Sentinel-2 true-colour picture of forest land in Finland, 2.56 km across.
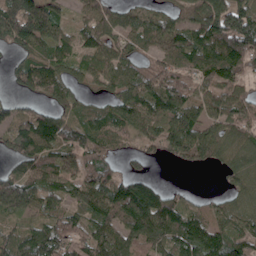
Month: May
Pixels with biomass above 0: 83%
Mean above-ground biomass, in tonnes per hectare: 88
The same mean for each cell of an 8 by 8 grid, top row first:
124 152 48 78 62 69 139 144
66 80 76 67 54 96 142 161
42 100 45 74 98 99 123 94
51 57 56 76 103 131 109 105
74 97 108 60 54 114 82 75
97 98 135 97 44 1 2 65
131 79 92 125 167 97 41 68
73 135 90 108 90 109 59 72
